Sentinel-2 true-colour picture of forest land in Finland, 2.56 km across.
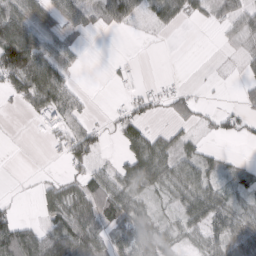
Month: March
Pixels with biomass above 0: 57%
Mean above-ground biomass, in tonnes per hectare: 40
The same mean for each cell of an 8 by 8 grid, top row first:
100 43 39 93 42 47 24 47
169 79 19 0 1 0 0 19
90 117 10 5 8 5 2 12
9 59 41 12 35 37 16 27
1 14 72 7 80 41 11 8
1 8 38 51 64 53 43 28
12 42 75 77 28 22 62 26
106 84 88 61 48 21 36 52
